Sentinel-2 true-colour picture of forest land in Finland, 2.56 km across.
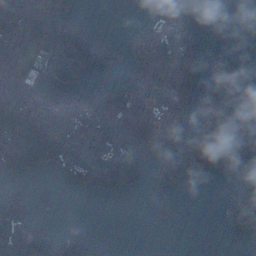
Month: December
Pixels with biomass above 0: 55%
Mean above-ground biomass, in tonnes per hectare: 65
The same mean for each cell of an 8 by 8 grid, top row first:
111 214 62 0 10 15 0 0
68 145 155 39 75 109 9 1
98 59 47 84 108 111 63 18
87 68 73 114 109 135 164 122
100 143 79 104 80 102 69 80
22 12 73 71 31 68 21 25
127 10 0 0 1 13 0 87
141 130 105 3 0 0 0 8
